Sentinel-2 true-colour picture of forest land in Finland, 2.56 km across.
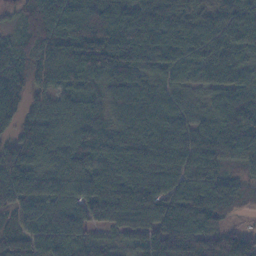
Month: November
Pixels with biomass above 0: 95%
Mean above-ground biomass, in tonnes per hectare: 99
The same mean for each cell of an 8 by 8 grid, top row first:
42 137 154 159 126 99 66 90
82 115 151 136 109 86 74 73
83 86 107 106 90 72 74 76
67 93 89 90 123 93 65 122
88 103 97 109 129 108 112 121
119 107 96 102 96 92 86 47
87 99 99 139 128 118 127 29
76 101 84 33 70 152 127 143
